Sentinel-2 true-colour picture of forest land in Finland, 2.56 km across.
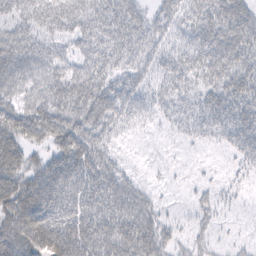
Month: February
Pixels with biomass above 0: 81%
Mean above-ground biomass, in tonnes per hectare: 49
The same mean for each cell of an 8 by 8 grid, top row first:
51 70 70 62 43 47 66 58
68 51 39 62 55 39 62 61
61 59 66 48 36 48 44 56
53 73 71 60 38 32 48 54
65 50 73 26 3 6 15 48
72 78 71 53 8 3 4 14
84 78 63 61 52 4 20 7
81 95 84 72 71 25 17 7
